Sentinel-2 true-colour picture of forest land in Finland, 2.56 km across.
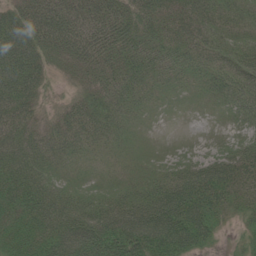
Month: June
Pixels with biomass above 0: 93%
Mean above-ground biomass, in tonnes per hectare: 48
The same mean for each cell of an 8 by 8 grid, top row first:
52 82 71 75 57 50 52 32
71 58 70 59 58 54 44 39
63 25 29 51 46 33 35 43
48 19 43 48 25 8 8 32
51 50 38 31 13 2 5 31
55 42 24 23 28 58 78 51
52 71 55 63 85 105 61 27
46 62 86 89 95 89 33 12
